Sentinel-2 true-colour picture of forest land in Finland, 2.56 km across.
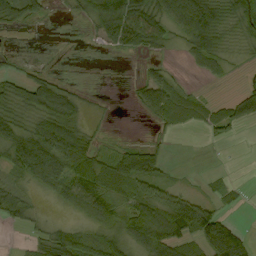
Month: September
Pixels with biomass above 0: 59%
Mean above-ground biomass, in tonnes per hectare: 44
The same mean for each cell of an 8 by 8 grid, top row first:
63 14 18 99 74 82 106 81
3 0 0 27 33 15 84 18
39 41 3 0 35 26 15 12
45 107 54 2 33 79 41 66
71 99 82 13 25 3 8 3
36 78 83 75 74 4 5 1
60 7 49 66 70 104 46 12
2 55 50 45 64 76 90 61
